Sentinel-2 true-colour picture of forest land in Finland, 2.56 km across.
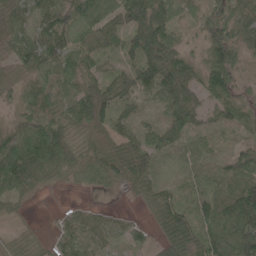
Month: May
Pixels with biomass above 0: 89%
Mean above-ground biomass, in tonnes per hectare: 51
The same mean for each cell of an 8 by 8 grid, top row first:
43 69 65 61 84 37 37 55
51 78 46 42 80 47 54 48
26 39 59 48 59 97 73 30
22 67 74 58 20 58 38 45
70 110 33 55 61 43 23 25
104 42 25 52 72 19 30 86
15 1 17 11 22 49 75 118
19 18 66 33 23 73 72 94
